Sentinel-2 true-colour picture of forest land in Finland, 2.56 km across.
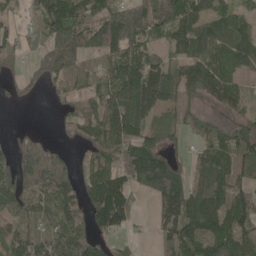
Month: May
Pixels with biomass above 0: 82%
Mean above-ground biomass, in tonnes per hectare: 93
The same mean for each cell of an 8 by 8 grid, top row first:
25 132 107 152 146 142 99 80
60 136 159 137 97 73 103 123
48 79 85 104 153 100 127 58
1 4 77 132 102 76 39 50
65 66 42 109 104 33 79 120
115 164 57 104 156 98 119 90
77 92 77 173 12 126 134 123
76 98 81 41 15 101 113 114
